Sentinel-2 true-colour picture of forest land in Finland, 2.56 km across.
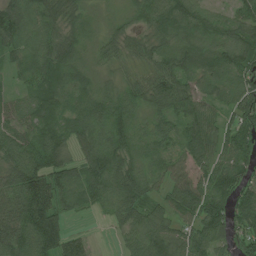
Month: July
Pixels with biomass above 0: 91%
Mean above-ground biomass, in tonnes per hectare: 63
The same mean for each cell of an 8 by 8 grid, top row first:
84 59 45 23 53 82 55 56
46 58 45 38 39 64 63 91
23 66 46 34 42 77 59 70
48 67 56 80 46 71 55 92
68 78 41 79 46 55 78 79
75 100 54 94 60 54 70 71
76 116 38 53 60 59 87 75
93 117 38 7 85 74 83 57
